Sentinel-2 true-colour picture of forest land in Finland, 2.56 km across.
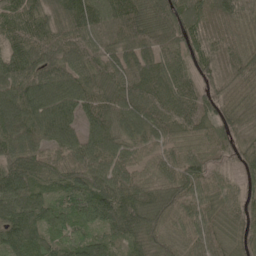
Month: May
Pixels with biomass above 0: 97%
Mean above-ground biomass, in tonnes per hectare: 83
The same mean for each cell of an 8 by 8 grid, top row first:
94 60 121 93 96 99 76 74
84 78 82 67 87 76 72 66
107 93 99 84 122 92 63 71
116 117 91 83 88 89 82 66
98 76 93 82 60 57 62 64
124 68 81 85 45 85 63 53
111 98 107 112 110 74 57 62
106 84 87 68 76 51 61 56
